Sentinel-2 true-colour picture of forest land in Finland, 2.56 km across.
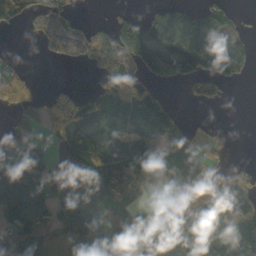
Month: October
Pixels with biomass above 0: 64%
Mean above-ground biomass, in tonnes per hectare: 75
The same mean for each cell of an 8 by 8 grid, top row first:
70 50 15 19 38 87 85 17
3 22 41 74 120 101 69 63
71 3 2 86 64 73 75 20
52 63 95 109 115 49 3 0
90 32 127 104 103 152 31 0
159 97 182 117 103 116 44 42
140 94 142 77 31 93 100 101
95 38 171 80 86 110 99 110
